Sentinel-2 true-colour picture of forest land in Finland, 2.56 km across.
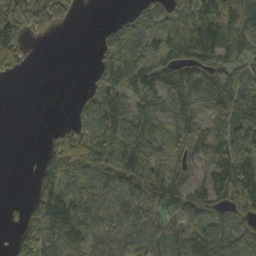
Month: October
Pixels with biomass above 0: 73%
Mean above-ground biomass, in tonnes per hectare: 79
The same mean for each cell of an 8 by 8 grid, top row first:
94 120 12 5 88 69 71 92
90 0 0 63 58 70 112 73
8 0 2 81 104 89 65 58
0 0 46 119 98 97 64 89
0 32 135 138 121 98 90 156
0 113 114 122 150 93 71 149
14 141 116 64 88 73 75 138
52 109 123 76 97 105 121 116
